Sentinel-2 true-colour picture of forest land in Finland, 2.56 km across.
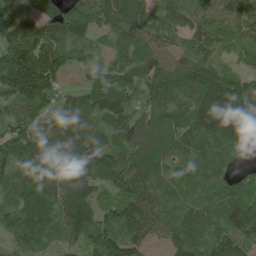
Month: May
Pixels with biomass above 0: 94%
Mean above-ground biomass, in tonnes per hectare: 129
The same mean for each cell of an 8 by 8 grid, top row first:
119 118 134 144 103 86 44 70
180 164 90 81 113 72 87 62
212 151 30 153 97 116 142 98
99 120 129 174 90 96 182 200
170 182 161 130 144 111 122 142
126 185 200 174 145 113 116 56
152 205 183 109 162 114 119 170
110 122 123 177 109 114 117 126
